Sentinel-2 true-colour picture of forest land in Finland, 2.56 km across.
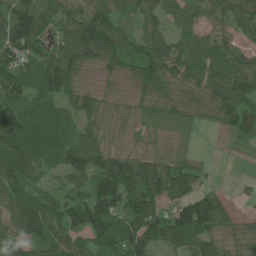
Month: June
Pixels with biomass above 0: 87%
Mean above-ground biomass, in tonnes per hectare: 93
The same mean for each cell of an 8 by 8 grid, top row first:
132 99 104 91 71 68 84 112
112 65 139 132 96 92 89 74
107 108 93 53 104 113 113 119
148 102 109 68 74 93 75 119
127 94 102 75 74 51 0 24
107 46 83 178 154 136 25 6
94 80 119 125 127 90 124 16
83 90 79 136 113 81 93 76
